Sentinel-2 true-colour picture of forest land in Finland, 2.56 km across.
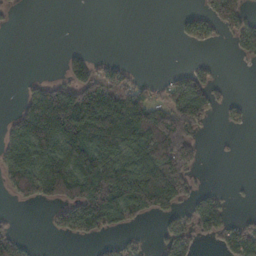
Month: November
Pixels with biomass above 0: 46%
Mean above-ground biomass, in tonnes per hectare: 83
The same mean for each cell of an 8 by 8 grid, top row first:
3 0 0 0 0 14 68 89
0 0 12 0 0 3 20 49
3 52 137 103 27 43 52 0
56 250 237 236 163 175 69 18
145 177 194 183 185 227 6 2
167 224 209 235 230 188 2 1
11 33 174 161 140 70 109 2
72 3 34 33 17 87 22 121
